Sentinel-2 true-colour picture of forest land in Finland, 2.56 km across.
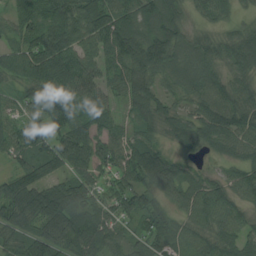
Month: August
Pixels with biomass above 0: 93%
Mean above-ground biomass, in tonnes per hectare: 75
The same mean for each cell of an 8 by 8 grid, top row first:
47 84 115 112 87 72 48 28
59 128 83 94 128 92 64 77
51 99 99 55 89 73 77 52
38 94 71 53 71 47 71 85
84 93 100 76 71 45 59 73
70 70 70 59 89 88 37 57
100 123 95 80 79 49 84 52
58 97 79 62 72 70 65 73
